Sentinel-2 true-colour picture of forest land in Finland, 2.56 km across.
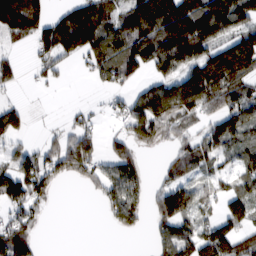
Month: February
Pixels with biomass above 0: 63%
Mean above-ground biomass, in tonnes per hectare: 76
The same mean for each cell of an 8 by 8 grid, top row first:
139 66 130 90 181 204 154 89
21 89 121 114 126 168 108 121
7 31 8 59 44 99 162 100
77 0 21 31 119 110 59 111
44 37 96 47 64 47 75 64
102 83 54 87 53 53 35 58
64 24 0 70 63 129 36 73
145 1 0 1 3 109 98 75
